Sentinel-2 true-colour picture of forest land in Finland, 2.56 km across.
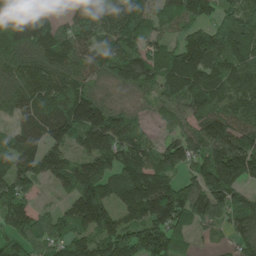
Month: May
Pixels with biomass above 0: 91%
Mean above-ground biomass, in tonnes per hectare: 151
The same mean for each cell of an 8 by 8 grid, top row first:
226 89 129 172 183 175 97 155
209 180 141 180 145 123 216 190
160 176 152 118 154 182 190 149
110 189 230 144 52 82 166 139
136 143 102 162 120 121 200 179
161 102 169 121 194 97 201 179
128 43 188 136 218 219 163 157
134 116 115 171 182 128 28 123
